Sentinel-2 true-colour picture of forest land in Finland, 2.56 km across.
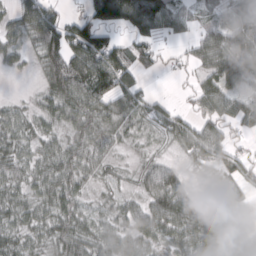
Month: March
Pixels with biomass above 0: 80%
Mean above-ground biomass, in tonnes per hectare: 50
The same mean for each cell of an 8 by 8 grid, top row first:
43 72 45 116 146 67 35 61
36 84 112 90 48 15 64 70
3 60 109 107 25 8 48 63
28 36 77 50 45 30 51 57
37 33 50 31 12 27 80 22
36 53 43 12 37 44 10 41
41 39 37 24 46 95 30 21
36 34 57 49 48 50 72 48
